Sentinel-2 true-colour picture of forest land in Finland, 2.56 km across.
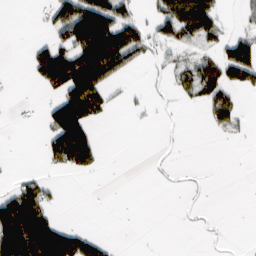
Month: February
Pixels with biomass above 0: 33%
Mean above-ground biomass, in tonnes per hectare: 46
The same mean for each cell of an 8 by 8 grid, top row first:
0 40 142 115 26 120 102 10
0 59 130 190 59 43 26 94
2 93 160 59 7 30 86 70
3 54 161 18 9 3 44 32
0 55 189 0 0 1 0 4
16 16 25 0 0 4 1 0
125 64 0 2 0 1 2 0
148 163 101 9 0 0 1 1
